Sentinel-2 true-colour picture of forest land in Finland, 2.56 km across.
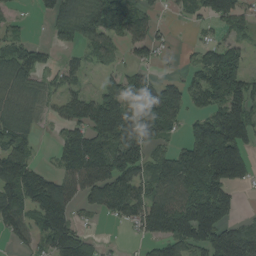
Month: August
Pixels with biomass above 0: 68%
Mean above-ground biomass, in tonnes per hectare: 93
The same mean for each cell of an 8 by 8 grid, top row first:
17 43 85 120 57 15 72 70
59 31 48 47 72 13 48 55
89 38 43 48 87 47 134 123
89 36 108 189 142 75 90 141
99 7 126 150 124 35 253 147
153 69 180 156 83 150 184 102
131 177 63 84 109 140 190 29
45 102 101 4 44 131 131 146
